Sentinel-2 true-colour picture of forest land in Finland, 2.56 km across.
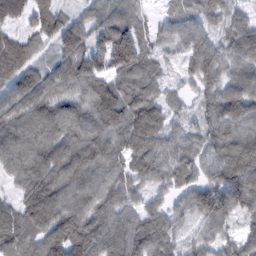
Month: February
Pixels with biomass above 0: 95%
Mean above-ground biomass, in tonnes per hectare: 94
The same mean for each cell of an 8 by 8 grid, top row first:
79 104 48 85 41 58 77 57
115 48 117 205 104 57 104 104
92 105 123 104 93 35 87 105
105 103 81 126 109 48 75 108
106 114 113 104 101 72 75 112
80 123 108 93 85 91 83 123
78 140 94 93 73 60 147 88
93 110 135 109 118 67 64 73
